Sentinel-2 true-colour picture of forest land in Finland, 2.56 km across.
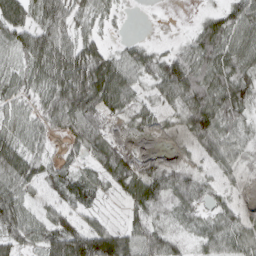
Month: March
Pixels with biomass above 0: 83%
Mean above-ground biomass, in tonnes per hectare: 50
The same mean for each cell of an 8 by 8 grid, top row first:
65 66 39 16 1 0 26 72
50 89 64 23 30 22 65 67
35 52 90 95 36 95 71 65
30 50 91 45 35 30 101 52
43 25 49 46 9 9 64 41
68 39 42 55 53 51 24 23
70 33 46 7 58 44 27 30
53 65 107 101 83 43 56 49
